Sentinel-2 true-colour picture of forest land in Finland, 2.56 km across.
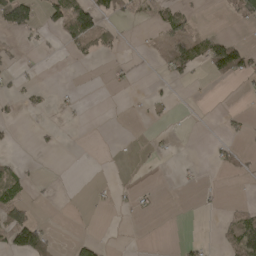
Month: April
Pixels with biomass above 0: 19%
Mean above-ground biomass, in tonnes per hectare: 16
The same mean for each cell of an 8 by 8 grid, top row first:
94 40 94 27 8 46 1 27
8 6 31 19 4 44 59 51
9 0 1 8 3 23 14 21
13 8 4 0 3 3 0 8
4 7 0 1 2 3 4 7
29 2 0 1 0 3 3 8
66 2 1 6 7 0 2 21
69 34 21 0 1 4 6 66
